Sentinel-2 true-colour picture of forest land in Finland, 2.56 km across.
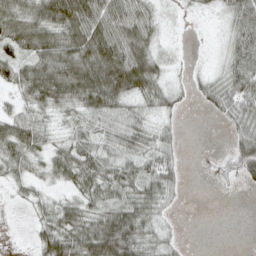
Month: April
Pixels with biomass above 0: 74%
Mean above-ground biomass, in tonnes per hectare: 47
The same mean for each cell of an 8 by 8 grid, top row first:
64 74 99 81 66 5 8 64
52 68 79 91 74 8 4 57
46 86 90 106 83 13 29 72
34 43 50 65 42 22 13 61
65 33 49 52 56 29 0 50
28 29 58 62 68 42 3 32
3 30 50 78 67 14 0 0
0 53 80 131 58 19 0 0
